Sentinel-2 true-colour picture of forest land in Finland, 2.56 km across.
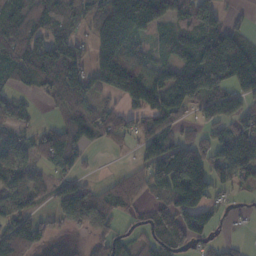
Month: November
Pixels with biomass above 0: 71%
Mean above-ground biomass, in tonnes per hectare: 82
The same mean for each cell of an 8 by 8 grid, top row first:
82 88 76 138 140 89 117 16
103 107 55 142 37 69 156 121
59 116 99 146 115 116 181 122
43 17 88 50 92 82 61 87
66 93 86 33 63 81 63 117
78 40 43 12 61 157 116 86
71 33 206 77 35 112 82 8
140 33 10 82 46 83 36 11
